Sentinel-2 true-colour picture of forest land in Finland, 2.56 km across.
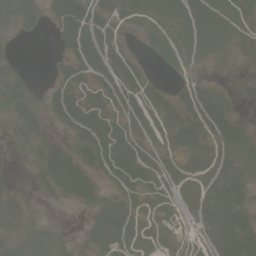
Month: June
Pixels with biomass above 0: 71%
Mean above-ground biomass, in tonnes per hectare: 34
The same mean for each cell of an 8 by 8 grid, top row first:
35 22 60 34 27 32 48 36
5 3 66 41 15 48 36 26
31 11 39 55 20 9 13 6
39 29 70 40 40 42 55 9
15 35 39 66 41 44 44 45
4 50 56 29 44 40 52 46
23 11 18 39 26 20 50 41
28 37 14 55 37 18 38 61
